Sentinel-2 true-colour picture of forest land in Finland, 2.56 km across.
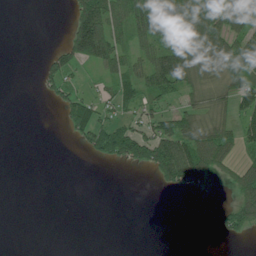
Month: July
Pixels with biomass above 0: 46%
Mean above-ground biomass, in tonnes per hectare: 49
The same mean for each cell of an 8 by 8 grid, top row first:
0 0 113 97 157 148 141 131
0 8 142 95 61 121 108 100
0 51 13 51 84 121 48 90
0 2 80 29 40 43 45 52
0 0 18 156 99 120 106 57
0 0 0 0 5 119 71 69
0 0 0 0 0 0 0 111
0 0 0 0 0 0 0 16
